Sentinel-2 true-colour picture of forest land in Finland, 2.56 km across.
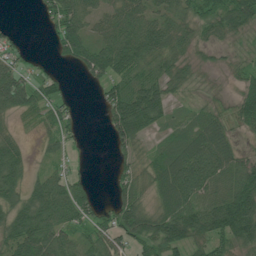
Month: July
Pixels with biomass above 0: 73%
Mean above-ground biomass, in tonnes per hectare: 57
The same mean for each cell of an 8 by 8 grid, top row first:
0 35 71 63 73 56 64 75
31 11 85 100 95 55 22 8
71 29 13 66 64 45 4 29
40 45 9 66 120 21 36 65
38 23 12 38 25 64 91 22
54 45 23 22 35 108 101 95
59 88 80 47 58 93 88 155
76 85 44 69 88 92 79 82
